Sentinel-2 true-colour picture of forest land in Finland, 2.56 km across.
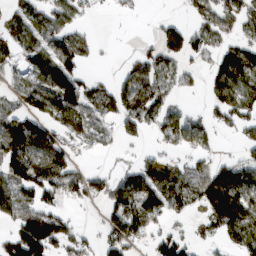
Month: March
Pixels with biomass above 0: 61%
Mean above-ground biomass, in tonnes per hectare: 76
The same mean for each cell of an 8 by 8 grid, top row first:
50 77 41 10 5 16 75 91
67 99 88 4 25 88 55 90
47 111 76 36 113 62 59 136
81 105 100 76 122 59 43 92
138 149 62 33 23 77 47 34
122 150 74 52 95 89 101 122
117 80 18 89 144 48 91 145
86 95 60 90 54 80 32 93
